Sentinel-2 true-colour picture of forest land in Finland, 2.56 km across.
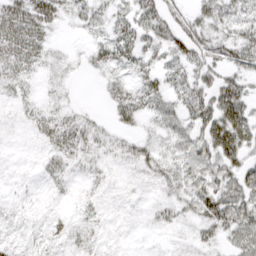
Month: March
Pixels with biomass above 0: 69%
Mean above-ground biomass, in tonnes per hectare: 24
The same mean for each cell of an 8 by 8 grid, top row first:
47 40 23 24 36 35 34 30
47 21 6 38 32 41 41 45
29 9 4 17 23 27 36 35
8 16 10 17 27 38 53 51
0 17 27 16 22 35 51 52
1 15 7 5 10 28 41 45
5 4 8 1 3 21 50 55
8 13 12 1 0 2 17 41
